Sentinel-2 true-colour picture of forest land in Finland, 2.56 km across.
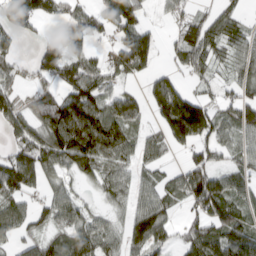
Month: March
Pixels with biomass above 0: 73%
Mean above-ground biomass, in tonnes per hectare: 73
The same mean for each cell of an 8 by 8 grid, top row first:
118 70 81 103 52 33 50 45
41 52 68 48 136 47 98 64
30 41 115 49 33 44 43 67
66 107 137 88 43 186 103 97
60 102 137 106 53 67 81 51
102 59 46 70 43 43 107 63
68 59 53 37 78 31 106 69
45 51 85 57 108 41 112 131
